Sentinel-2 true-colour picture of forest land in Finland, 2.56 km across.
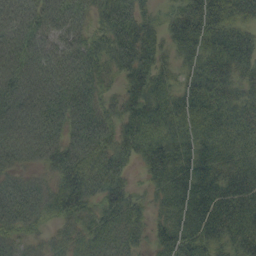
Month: September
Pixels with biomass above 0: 95%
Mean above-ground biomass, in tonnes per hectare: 73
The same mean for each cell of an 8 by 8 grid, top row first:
88 90 71 65 51 57 111 72
98 73 70 65 69 52 87 62
104 110 93 35 76 47 97 48
107 114 87 42 85 82 83 55
118 108 94 62 83 73 71 59
53 44 89 75 27 71 78 71
104 66 67 62 37 62 85 77
48 32 45 62 38 84 79 78
